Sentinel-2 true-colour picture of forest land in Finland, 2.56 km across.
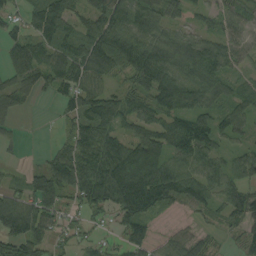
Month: August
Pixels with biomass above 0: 83%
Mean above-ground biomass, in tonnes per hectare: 73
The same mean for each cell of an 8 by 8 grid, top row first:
34 131 52 90 87 51 44 54
64 77 80 123 99 87 79 49
60 57 81 50 87 105 91 42
38 1 83 97 67 85 74 75
20 9 92 103 147 82 79 40
15 110 112 144 175 94 72 68
109 89 52 76 104 37 45 84
99 64 28 18 67 59 46 34
